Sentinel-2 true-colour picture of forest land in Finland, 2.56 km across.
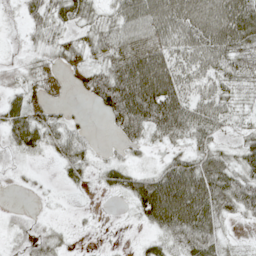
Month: May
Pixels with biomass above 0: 74%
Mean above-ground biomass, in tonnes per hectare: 42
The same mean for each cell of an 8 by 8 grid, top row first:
12 49 51 39 86 85 82 88
6 29 39 54 73 63 81 62
20 21 24 76 119 78 48 40
44 28 5 52 86 83 52 20
34 35 37 9 28 24 29 25
4 3 21 32 40 94 77 43
3 2 3 3 67 119 72 43
11 28 3 4 13 40 57 8
